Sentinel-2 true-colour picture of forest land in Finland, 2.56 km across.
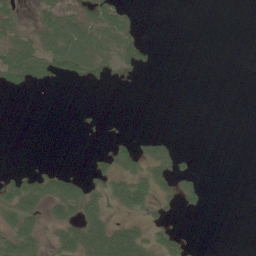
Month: June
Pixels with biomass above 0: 33%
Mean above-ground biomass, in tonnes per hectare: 21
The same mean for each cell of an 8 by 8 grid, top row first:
24 40 33 51 2 0 0 0
48 53 72 37 28 0 0 0
41 24 23 12 2 0 0 0
0 0 3 0 0 0 0 0
0 0 1 20 25 17 0 0
26 35 19 46 55 47 2 0
69 44 60 30 43 12 10 0
64 21 67 77 43 37 0 0
